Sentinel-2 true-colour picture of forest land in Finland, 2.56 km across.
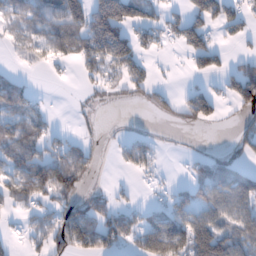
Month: January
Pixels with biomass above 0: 51%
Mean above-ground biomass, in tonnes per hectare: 59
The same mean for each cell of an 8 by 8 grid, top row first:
63 72 100 202 78 32 100 56
28 62 84 169 49 19 92 11
34 7 22 45 51 3 29 126
72 23 9 1 6 39 78 44
91 54 30 10 55 2 2 44
87 138 82 2 20 4 81 88
38 44 62 48 34 69 98 91
17 57 105 62 82 126 176 91
